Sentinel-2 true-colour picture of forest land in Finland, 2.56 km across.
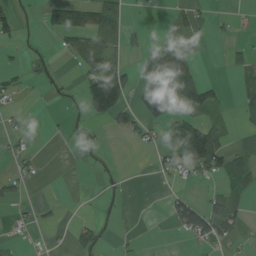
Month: August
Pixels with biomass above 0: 31%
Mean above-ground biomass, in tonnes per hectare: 33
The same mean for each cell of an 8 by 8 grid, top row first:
30 35 68 68 1 29 7 4
12 6 57 55 38 93 1 16
20 15 24 110 102 153 24 19
10 3 12 92 81 127 55 20
13 1 12 1 17 63 128 12
30 3 1 11 0 22 57 40
12 10 1 10 0 61 61 29
8 4 39 8 2 3 48 16
